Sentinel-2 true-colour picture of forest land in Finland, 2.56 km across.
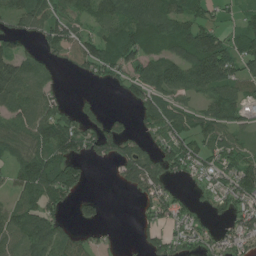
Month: July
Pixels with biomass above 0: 69%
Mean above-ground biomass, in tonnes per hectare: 67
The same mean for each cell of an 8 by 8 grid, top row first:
74 83 55 80 106 91 41 34
55 45 70 100 95 89 160 82
127 41 14 38 80 101 141 79
90 91 30 16 63 66 70 58
62 122 83 66 43 81 74 46
57 131 67 11 113 32 34 103
75 89 36 0 36 56 26 54
78 118 47 11 32 46 32 61
